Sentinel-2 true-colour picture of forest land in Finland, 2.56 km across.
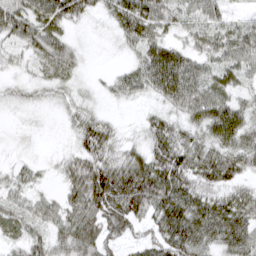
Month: March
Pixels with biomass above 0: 84%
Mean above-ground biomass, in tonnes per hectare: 43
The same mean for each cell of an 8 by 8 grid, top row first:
68 63 37 38 68 34 41 17
30 56 14 6 45 40 43 52
15 27 15 19 48 77 49 35
11 7 25 8 13 33 73 53
6 2 38 41 33 58 51 49
22 10 64 86 83 74 66 38
37 33 57 79 65 79 67 55
34 55 67 43 32 73 54 57
